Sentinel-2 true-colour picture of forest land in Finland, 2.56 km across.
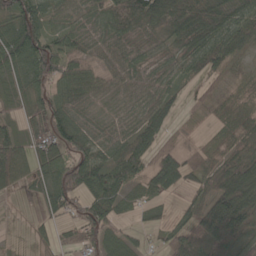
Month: May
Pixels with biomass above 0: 81%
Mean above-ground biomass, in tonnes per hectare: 56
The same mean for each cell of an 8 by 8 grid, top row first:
98 63 30 76 118 89 88 75
108 97 54 46 23 34 78 58
34 83 76 45 32 35 34 27
16 74 35 23 57 33 23 32
69 69 69 46 79 25 18 40
76 53 106 90 58 88 48 92
3 38 63 60 31 5 80 189
2 21 55 44 21 46 73 65
